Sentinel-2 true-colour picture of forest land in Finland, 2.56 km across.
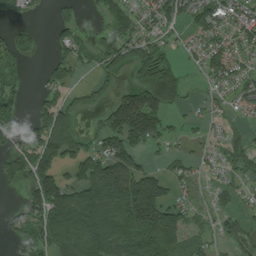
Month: July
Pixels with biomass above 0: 63%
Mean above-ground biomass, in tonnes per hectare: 81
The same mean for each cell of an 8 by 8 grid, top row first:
36 14 27 105 73 102 100 62
100 19 77 95 86 25 60 52
56 51 29 45 119 108 40 65
57 112 60 102 205 34 23 33
56 177 79 110 89 23 25 39
86 123 100 180 111 38 19 48
19 164 186 158 207 81 34 37
56 157 158 124 144 104 35 72
